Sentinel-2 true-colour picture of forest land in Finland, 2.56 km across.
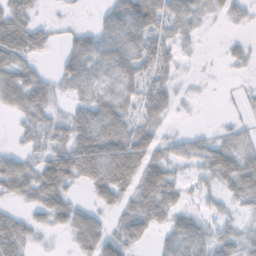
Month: November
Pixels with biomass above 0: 73%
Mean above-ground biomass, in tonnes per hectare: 36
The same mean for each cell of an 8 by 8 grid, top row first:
53 6 4 39 57 38 31 31
76 26 41 53 49 21 26 16
49 24 54 44 37 37 15 4
25 33 26 47 30 28 0 6
11 36 49 55 66 33 30 32
60 59 38 57 74 22 29 63
17 37 26 45 49 35 15 15
55 6 35 70 31 46 42 29
